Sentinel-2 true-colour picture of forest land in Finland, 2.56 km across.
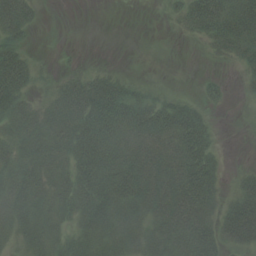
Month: August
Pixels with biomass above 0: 69%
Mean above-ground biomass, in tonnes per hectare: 35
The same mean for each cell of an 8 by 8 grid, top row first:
53 1 0 0 0 20 65 62
36 0 2 0 0 0 15 41
52 13 27 31 7 0 12 10
47 36 56 65 61 53 17 2
42 44 65 53 43 56 40 1
44 45 59 59 58 61 54 17
46 42 53 56 50 55 38 58
29 39 40 45 46 54 51 41
